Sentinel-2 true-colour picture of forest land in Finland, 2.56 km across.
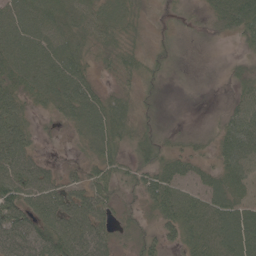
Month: June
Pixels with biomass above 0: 90%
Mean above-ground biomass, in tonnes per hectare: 47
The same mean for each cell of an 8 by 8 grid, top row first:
57 54 50 54 27 16 31 92
66 65 52 47 30 24 10 16
55 62 61 21 35 11 8 32
54 26 65 66 31 6 6 57
72 9 27 57 56 25 27 87
79 44 26 47 54 58 40 60
70 72 69 38 33 79 72 59
65 75 73 40 38 34 75 82
